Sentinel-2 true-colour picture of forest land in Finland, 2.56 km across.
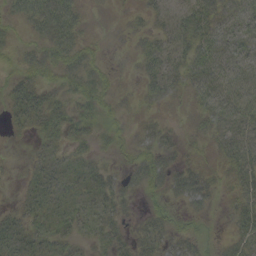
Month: September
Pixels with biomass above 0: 68%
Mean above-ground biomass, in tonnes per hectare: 21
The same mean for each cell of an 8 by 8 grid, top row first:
25 70 27 2 13 15 36 40
17 28 30 2 16 23 34 42
23 19 33 10 19 22 44 36
24 32 23 15 8 3 30 34
1 16 18 10 22 26 11 27
4 17 14 17 31 41 20 29
11 18 15 23 8 10 11 24
20 16 11 20 27 21 4 27
